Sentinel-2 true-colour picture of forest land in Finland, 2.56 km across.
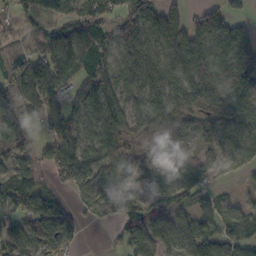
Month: October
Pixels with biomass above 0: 82%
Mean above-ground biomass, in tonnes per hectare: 80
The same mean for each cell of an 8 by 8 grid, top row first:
71 102 102 84 160 74 106 39
72 98 124 102 124 141 121 127
131 134 83 98 99 109 118 127
103 75 80 122 85 97 77 93
78 45 76 103 39 66 36 81
70 25 72 59 54 67 33 18
72 91 40 61 68 57 21 28
83 92 32 16 88 74 66 59
